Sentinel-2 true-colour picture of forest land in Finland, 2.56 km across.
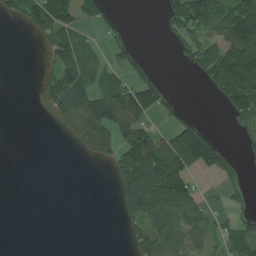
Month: July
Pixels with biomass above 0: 41%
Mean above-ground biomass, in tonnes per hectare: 56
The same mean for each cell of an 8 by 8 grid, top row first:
39 114 59 15 0 93 116 116
0 51 93 22 4 23 99 136
0 51 102 69 51 0 47 147
0 29 122 142 99 23 0 65
0 0 52 83 144 148 100 13
0 0 0 43 208 200 25 16
0 0 0 8 169 132 35 22
0 0 0 0 68 91 45 64
